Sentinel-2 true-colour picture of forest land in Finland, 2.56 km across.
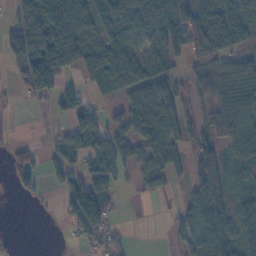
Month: November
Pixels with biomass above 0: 67%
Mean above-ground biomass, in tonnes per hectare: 58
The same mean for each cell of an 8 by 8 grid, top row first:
52 123 74 69 84 136 89 81
72 105 80 77 56 72 88 50
26 65 22 68 87 46 46 73
2 16 84 21 112 77 48 77
15 13 44 77 83 71 78 86
41 32 51 70 53 37 116 38
0 3 127 30 1 16 115 62
3 0 48 32 0 22 95 83
